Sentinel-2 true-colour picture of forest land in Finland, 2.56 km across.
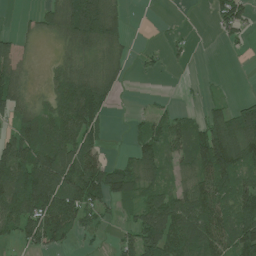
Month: July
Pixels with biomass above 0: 64%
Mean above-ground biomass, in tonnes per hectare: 72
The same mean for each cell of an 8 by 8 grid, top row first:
6 51 169 87 0 1 13 75
46 5 66 64 10 13 0 10
67 31 107 66 4 1 5 0
69 75 168 30 13 38 52 74
111 118 113 10 77 86 155 113
124 162 147 114 94 50 124 93
122 157 117 37 78 103 125 120
42 92 21 14 113 112 113 130
